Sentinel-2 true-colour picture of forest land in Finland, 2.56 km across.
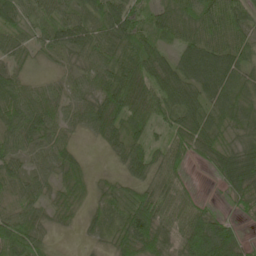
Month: May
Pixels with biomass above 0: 91%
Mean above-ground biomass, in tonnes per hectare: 54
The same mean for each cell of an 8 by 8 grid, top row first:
60 54 47 80 46 73 77 64
49 43 66 71 79 47 79 65
53 26 44 74 79 76 81 51
73 70 53 73 80 59 50 52
55 50 18 42 44 56 62 39
43 37 30 18 42 45 12 77
38 29 24 40 92 56 26 27
96 24 8 34 87 58 103 46
